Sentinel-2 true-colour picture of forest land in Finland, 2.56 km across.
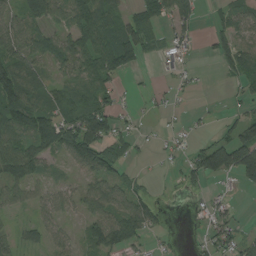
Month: August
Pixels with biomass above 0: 61%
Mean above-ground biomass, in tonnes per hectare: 48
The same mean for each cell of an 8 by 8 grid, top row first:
43 66 77 71 46 88 10 58
66 55 74 99 57 31 17 65
106 39 54 40 3 19 3 41
94 66 85 73 11 8 7 27
75 82 131 64 11 17 39 101
65 33 27 56 13 10 74 79
32 40 32 69 67 1 37 13
28 38 35 94 34 9 35 42
